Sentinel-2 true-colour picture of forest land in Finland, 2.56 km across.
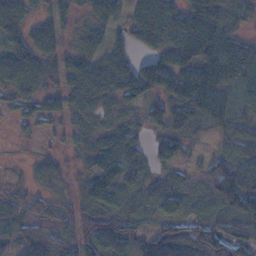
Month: November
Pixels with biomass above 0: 81%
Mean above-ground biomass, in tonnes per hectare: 54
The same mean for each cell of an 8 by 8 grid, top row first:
63 37 23 38 81 65 88 41
56 58 35 37 43 98 95 62
81 50 73 76 92 92 82 65
21 31 43 27 45 73 68 53
3 5 22 43 28 35 10 61
3 15 20 58 43 42 62 94
31 27 52 62 50 36 31 86
40 60 72 92 58 110 109 73
